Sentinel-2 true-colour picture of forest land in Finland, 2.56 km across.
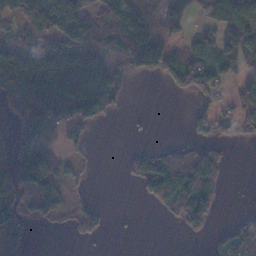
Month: November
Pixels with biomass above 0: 51%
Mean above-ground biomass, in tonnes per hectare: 55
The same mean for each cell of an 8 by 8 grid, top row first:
35 114 122 141 70 37 35 82
85 103 93 61 141 20 59 123
85 80 96 52 20 42 69 39
65 80 92 35 2 0 38 47
82 66 45 0 5 26 43 26
124 96 15 0 64 119 118 0
81 121 23 3 5 87 88 2
57 0 15 2 0 1 18 46
